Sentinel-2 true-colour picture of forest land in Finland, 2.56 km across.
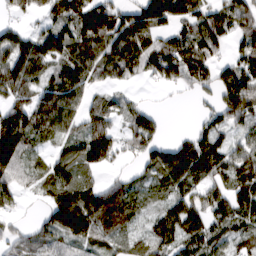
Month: March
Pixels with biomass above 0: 79%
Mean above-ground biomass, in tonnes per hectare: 81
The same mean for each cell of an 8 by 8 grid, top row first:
28 52 132 117 122 110 78 95
109 134 108 107 102 97 89 54
101 72 86 48 38 69 57 109
84 104 74 66 65 1 42 139
113 43 97 84 75 56 94 52
75 70 64 24 55 124 83 110
34 77 177 123 49 77 80 88
44 62 92 65 58 82 80 63
